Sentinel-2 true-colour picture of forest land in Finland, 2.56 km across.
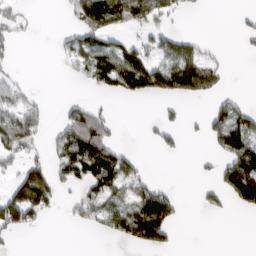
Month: March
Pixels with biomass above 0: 38%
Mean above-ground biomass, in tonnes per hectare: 40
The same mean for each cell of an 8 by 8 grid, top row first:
26 0 66 94 85 27 1 8
12 1 64 57 38 64 10 4
19 0 17 72 94 118 64 0
60 18 56 10 0 13 28 51
61 26 128 51 6 18 24 85
46 78 54 87 28 0 7 134
123 44 32 51 91 32 17 31
6 0 0 20 78 11 0 0
